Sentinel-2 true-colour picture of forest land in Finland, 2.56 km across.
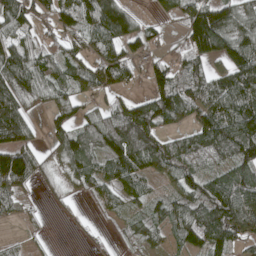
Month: April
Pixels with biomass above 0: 78%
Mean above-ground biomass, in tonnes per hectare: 86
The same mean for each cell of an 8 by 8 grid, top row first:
97 60 97 153 24 48 156 96
103 59 77 92 66 45 129 130
148 101 80 96 41 101 114 138
128 48 53 82 118 109 110 137
125 46 138 126 133 78 122 155
151 46 84 84 73 85 68 96
37 15 12 39 51 90 136 133
18 9 12 14 66 52 118 69
